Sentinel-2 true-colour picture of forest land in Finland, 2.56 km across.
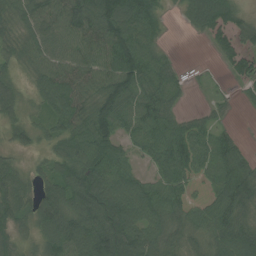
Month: July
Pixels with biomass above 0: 85%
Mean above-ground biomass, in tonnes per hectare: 68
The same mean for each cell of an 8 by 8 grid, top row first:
58 87 93 115 105 11 102 44
54 69 85 100 88 7 15 60
38 77 75 95 99 54 8 38
44 55 74 100 88 48 26 7
37 34 90 88 65 96 75 36
54 49 93 97 40 81 81 90
51 83 87 95 103 62 65 81
33 57 96 108 96 49 53 92
